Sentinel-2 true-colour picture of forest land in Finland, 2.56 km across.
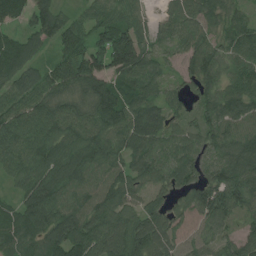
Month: July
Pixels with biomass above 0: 95%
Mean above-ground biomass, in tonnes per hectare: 94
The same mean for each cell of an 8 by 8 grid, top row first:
79 104 48 85 41 58 77 57
115 48 117 205 104 57 104 104
92 105 123 104 93 35 87 105
105 103 81 126 109 48 75 108
106 114 113 104 101 72 75 112
80 123 108 93 85 91 83 123
78 140 94 93 73 60 147 88
93 110 135 109 118 67 64 73
